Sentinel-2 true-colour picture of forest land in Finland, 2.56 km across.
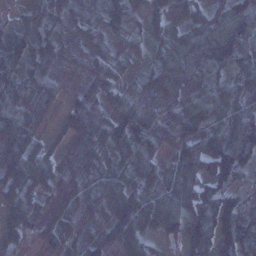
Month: January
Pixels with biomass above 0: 89%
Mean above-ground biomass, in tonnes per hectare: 71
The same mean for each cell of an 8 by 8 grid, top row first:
45 119 71 86 73 54 59 107
82 63 28 45 35 77 110 99
98 60 18 68 52 77 60 54
84 41 54 63 72 58 80 85
78 34 51 70 67 78 135 124
99 72 53 44 52 91 109 65
97 46 62 56 109 98 85 75
75 48 44 48 60 50 74 100
